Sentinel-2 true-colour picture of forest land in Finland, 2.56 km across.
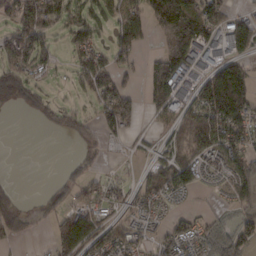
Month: February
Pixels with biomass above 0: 62%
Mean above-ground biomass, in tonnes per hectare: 72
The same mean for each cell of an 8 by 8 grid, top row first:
109 104 63 54 93 227 142 47
121 64 69 66 28 192 83 92
89 21 54 112 68 145 106 165
7 57 45 123 62 67 141 130
0 0 22 15 18 59 110 95
2 3 60 19 42 136 30 120
47 40 96 53 54 16 9 55
36 29 142 91 39 75 54 110
